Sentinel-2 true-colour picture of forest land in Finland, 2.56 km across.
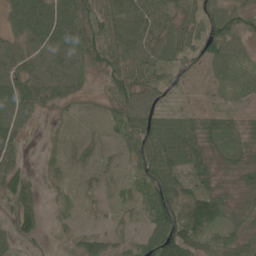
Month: June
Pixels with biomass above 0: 90%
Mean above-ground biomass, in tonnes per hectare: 47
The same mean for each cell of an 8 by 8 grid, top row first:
51 78 77 68 64 47 50 47
45 73 75 72 62 50 60 30
66 62 38 52 57 24 22 22
61 18 12 31 59 25 32 23
41 13 24 17 75 76 51 43
61 18 12 13 58 54 45 49
54 14 11 12 41 97 104 51
34 14 40 35 45 115 54 63
